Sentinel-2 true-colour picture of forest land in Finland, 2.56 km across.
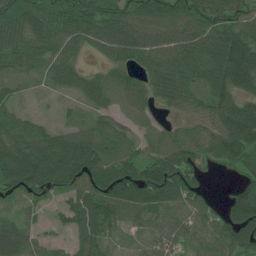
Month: July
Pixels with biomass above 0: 87%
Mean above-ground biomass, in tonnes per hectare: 70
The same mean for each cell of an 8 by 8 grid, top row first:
96 86 109 95 84 84 77 69
88 74 53 82 78 83 88 124
37 34 67 53 59 91 74 103
38 5 23 36 38 29 59 114
74 79 91 43 44 82 74 117
99 111 103 114 106 115 26 42
31 28 78 85 77 60 38 130
74 21 44 32 28 58 65 98
